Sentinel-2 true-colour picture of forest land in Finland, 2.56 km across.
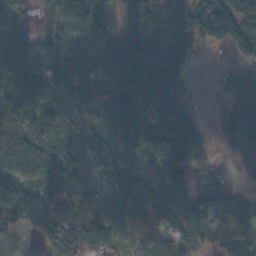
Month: November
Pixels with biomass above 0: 85%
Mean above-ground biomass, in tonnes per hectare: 87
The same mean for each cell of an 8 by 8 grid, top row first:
103 34 90 37 145 161 167 127
86 68 96 85 177 210 38 94
60 94 107 83 142 127 5 131
83 76 75 35 143 97 17 111
84 68 72 48 86 177 44 70
73 91 66 31 30 83 56 18
119 138 96 75 62 88 116 71
59 107 130 55 52 102 59 69
